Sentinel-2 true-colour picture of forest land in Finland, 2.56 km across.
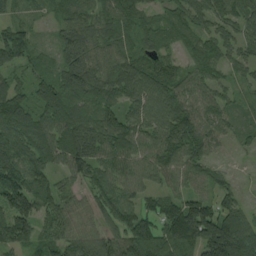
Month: August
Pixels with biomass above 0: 92%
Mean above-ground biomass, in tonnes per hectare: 86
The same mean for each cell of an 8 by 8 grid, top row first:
27 23 68 76 49 57 86 72
111 28 105 75 61 45 74 66
43 70 132 116 110 82 71 39
128 97 88 91 95 139 87 30
124 92 129 107 85 126 80 22
140 94 67 90 76 78 64 11
144 97 56 91 85 112 103 73
114 74 79 76 134 128 146 147
